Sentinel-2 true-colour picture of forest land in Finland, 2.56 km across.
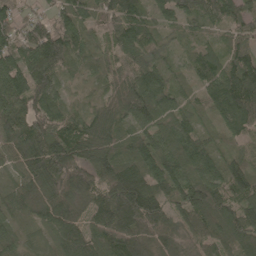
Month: May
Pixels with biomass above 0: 97%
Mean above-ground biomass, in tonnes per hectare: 90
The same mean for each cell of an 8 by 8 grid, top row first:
62 50 81 92 70 54 88 97
88 158 73 70 88 40 48 89
104 115 29 76 110 45 64 147
99 103 54 89 121 72 40 131
92 143 117 85 88 99 63 43
51 142 132 124 95 102 98 101
68 102 75 174 145 78 133 98
43 33 110 113 93 79 86 100
